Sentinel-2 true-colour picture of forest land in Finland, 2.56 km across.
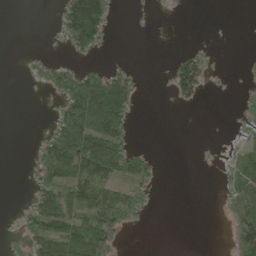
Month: May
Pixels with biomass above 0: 36%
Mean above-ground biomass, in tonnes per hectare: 45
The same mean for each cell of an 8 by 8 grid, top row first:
0 1 172 43 2 3 0 0
0 2 67 8 0 5 11 0
0 51 103 109 10 74 33 5
0 5 157 179 2 3 0 22
0 66 145 115 2 0 2 42
0 86 111 101 73 0 0 103
7 112 111 127 43 0 0 81
21 136 174 69 0 0 0 96
